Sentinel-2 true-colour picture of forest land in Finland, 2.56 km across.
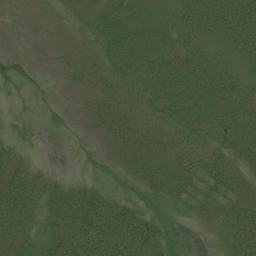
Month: July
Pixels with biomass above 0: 79%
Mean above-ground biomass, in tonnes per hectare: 47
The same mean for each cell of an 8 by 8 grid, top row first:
2 6 16 59 53 55 64 82
1 6 28 59 67 71 52 69
32 5 36 54 58 67 70 54
8 13 16 61 45 52 60 70
19 3 7 32 53 50 43 70
59 23 9 16 42 59 62 51
77 51 89 71 42 36 44 77
63 60 97 99 84 34 6 84
